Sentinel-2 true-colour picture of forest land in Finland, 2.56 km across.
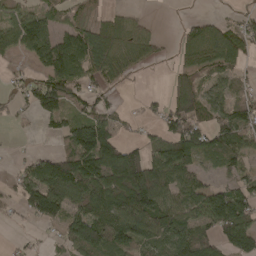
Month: April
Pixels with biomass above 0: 68%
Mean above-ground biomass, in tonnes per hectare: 76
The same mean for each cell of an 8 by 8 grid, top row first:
59 59 29 27 13 2 20 31
67 122 119 86 60 29 99 76
19 85 69 52 4 49 45 33
19 72 44 42 15 94 82 83
2 2 161 113 53 137 89 93
43 151 148 162 167 113 30 55
29 152 89 130 164 107 159 141
8 13 124 114 97 119 68 119
